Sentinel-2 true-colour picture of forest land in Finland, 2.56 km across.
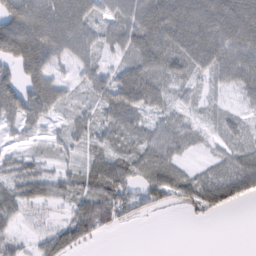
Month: February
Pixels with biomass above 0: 79%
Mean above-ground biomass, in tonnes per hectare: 46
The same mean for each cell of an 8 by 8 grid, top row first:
109 74 59 41 77 89 87 86
93 73 51 32 63 62 76 69
58 70 27 56 66 37 22 51
66 51 27 57 40 24 15 20
19 23 26 34 42 37 11 28
41 41 48 84 43 51 37 72
48 22 54 73 37 35 65 18
30 49 53 2 0 0 0 0
